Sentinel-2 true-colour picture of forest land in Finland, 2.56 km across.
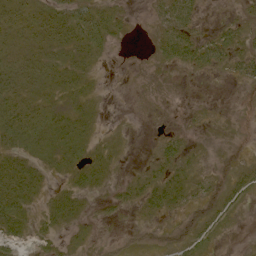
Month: May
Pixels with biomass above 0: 63%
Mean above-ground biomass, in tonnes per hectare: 15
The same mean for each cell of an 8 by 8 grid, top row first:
24 23 35 27 3 41 2 17
16 19 27 11 2 42 33 25
23 21 18 0 4 4 3 18
30 19 15 1 0 2 5 4
20 21 20 7 1 16 6 6
33 9 19 8 15 22 12 17
26 15 13 10 17 16 13 11
13 10 10 7 7 8 13 2
